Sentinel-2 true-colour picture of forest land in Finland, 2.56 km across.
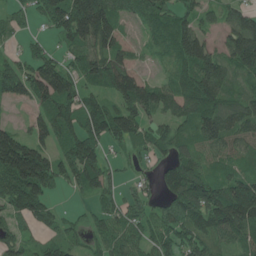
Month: June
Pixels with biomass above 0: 82%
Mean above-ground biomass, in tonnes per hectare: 85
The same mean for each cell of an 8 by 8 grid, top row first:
38 78 185 116 70 91 45 87
15 32 83 95 25 103 80 136
110 151 76 124 65 73 146 61
6 93 110 101 109 76 132 115
150 79 124 55 62 77 85 77
176 141 101 45 25 95 83 81
79 61 16 47 49 97 121 156
65 57 39 76 53 75 81 79
